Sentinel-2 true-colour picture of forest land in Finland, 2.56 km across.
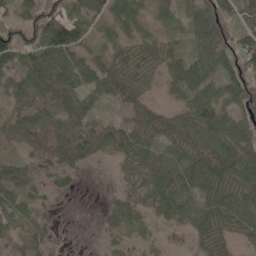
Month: May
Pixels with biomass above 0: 82%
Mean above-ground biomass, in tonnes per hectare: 40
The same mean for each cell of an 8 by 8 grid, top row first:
30 81 69 48 28 33 72 39
66 83 64 27 27 20 67 70
44 70 56 52 19 34 63 71
37 36 50 11 30 20 83 49
26 32 53 43 57 39 54 55
59 23 9 5 40 49 72 53
68 9 0 21 23 40 42 52
27 20 3 13 15 1 24 14
